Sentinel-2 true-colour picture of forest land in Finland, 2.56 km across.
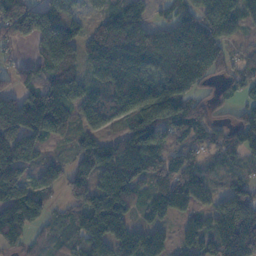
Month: November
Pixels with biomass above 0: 84%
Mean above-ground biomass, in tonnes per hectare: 109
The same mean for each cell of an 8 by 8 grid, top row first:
146 159 60 81 62 89 105 82
25 120 75 130 161 158 159 23
71 85 75 126 126 177 70 76
238 232 93 89 161 136 60 67
195 66 90 101 144 65 62 91
140 81 114 203 114 129 54 37
187 59 103 149 61 118 82 150
80 41 73 136 151 59 97 216
